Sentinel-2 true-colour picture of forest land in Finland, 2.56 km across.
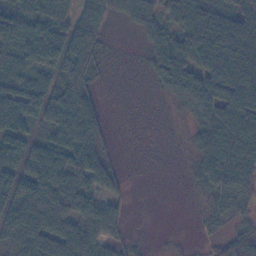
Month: November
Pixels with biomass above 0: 75%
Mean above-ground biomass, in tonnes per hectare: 52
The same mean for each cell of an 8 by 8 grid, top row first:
70 62 57 31 48 48 58 61
79 91 89 5 23 71 83 92
60 37 60 4 7 79 76 95
87 68 104 4 1 9 70 97
45 47 80 16 1 7 85 107
57 78 65 39 1 2 71 125
71 80 69 38 0 0 29 44
63 81 87 35 6 4 16 60
